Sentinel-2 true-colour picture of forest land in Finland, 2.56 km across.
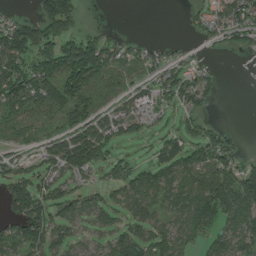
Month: July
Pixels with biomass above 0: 68%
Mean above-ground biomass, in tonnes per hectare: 71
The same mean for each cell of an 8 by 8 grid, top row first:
26 130 54 0 0 0 64 84
149 124 186 65 41 21 15 41
141 150 180 85 57 80 44 0
97 94 121 60 75 44 26 0
36 67 151 71 18 72 103 14
71 54 61 47 77 79 87 124
69 87 52 61 63 49 97 126
88 89 33 63 90 70 54 88
